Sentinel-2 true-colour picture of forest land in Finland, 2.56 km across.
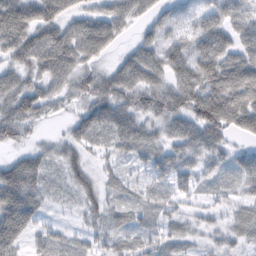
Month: February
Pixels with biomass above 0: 89%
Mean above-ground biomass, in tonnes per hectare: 61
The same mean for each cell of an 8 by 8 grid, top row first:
85 81 54 75 49 37 53 56
85 112 100 45 65 64 83 68
61 75 61 72 84 81 107 123
96 47 57 92 63 82 133 121
37 25 53 47 64 59 78 27
112 44 54 26 26 55 32 57
146 25 33 32 24 22 22 34
80 33 25 32 28 34 22 35
